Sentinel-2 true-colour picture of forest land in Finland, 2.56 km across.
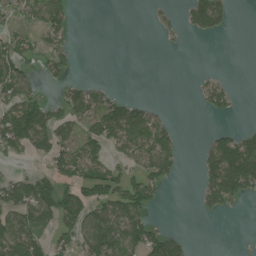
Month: July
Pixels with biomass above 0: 43%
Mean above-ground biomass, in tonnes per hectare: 54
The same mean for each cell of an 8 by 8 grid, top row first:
47 110 1 0 2 15 112 0
76 56 4 0 0 6 0 0
112 26 23 4 0 0 18 0
107 75 88 118 71 1 27 4
88 94 84 81 91 55 42 121
48 73 73 73 71 31 73 174
106 115 129 105 70 0 35 10
109 46 81 117 103 55 0 0
